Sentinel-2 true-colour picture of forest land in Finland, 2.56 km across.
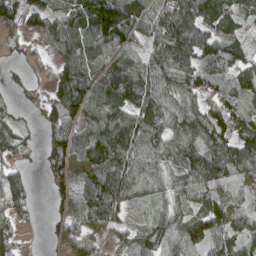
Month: April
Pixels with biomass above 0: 83%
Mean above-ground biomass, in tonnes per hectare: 87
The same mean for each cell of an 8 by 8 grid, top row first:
87 73 113 204 80 122 89 85
15 47 111 102 44 122 94 74
24 43 141 130 112 106 82 80
30 65 99 103 95 96 109 105
74 79 103 146 122 118 112 93
96 59 78 139 102 82 125 78
113 23 74 119 24 59 86 71
47 19 69 29 78 93 90 58
